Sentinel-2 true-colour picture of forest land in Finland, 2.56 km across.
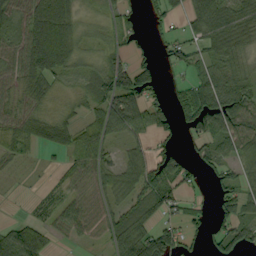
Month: September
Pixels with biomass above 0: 68%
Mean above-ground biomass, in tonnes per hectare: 49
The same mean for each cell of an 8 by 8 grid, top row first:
44 90 36 24 17 25 80 61
55 68 38 32 23 42 48 45
48 47 20 90 88 17 58 44
39 26 24 95 85 50 119 93
51 47 51 32 32 31 52 60
9 7 53 41 76 55 23 45
1 31 54 40 57 45 21 66
91 40 23 49 87 70 37 66
